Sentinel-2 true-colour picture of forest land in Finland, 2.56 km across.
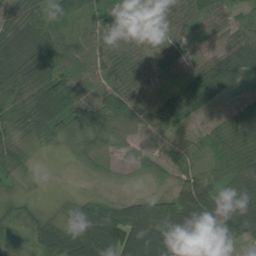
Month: August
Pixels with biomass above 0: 87%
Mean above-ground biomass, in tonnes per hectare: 48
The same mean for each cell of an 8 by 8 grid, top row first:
32 49 29 28 45 53 42 17
62 57 24 46 30 47 20 68
50 63 23 41 41 47 97 63
59 77 62 74 60 57 19 27
36 22 33 32 17 21 28 47
27 6 9 12 26 31 31 59
29 15 39 61 70 69 114 67
27 67 71 102 107 125 126 50
